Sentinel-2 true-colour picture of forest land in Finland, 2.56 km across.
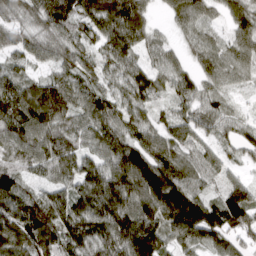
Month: March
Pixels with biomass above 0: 94%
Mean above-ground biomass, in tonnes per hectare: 96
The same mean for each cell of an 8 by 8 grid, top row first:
61 116 104 135 76 56 46 74
66 64 87 96 76 36 65 71
77 72 79 63 91 69 58 46
127 136 85 95 62 63 81 34
101 118 76 114 124 95 59 69
92 60 110 172 207 115 70 41
102 130 121 167 137 170 111 147
114 120 152 175 209 83 84 67
